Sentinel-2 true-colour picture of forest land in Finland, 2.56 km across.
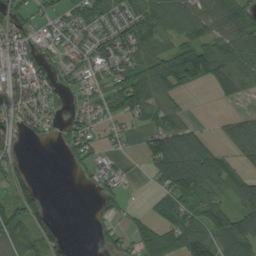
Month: August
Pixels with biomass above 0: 67%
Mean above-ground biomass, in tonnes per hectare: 58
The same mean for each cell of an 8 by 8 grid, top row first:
42 39 64 60 92 98 100 80
69 50 49 75 83 78 89 102
65 56 34 55 112 89 75 73
56 44 29 43 63 61 1 19
41 10 47 24 41 111 54 71
42 0 10 45 12 128 113 58
65 31 0 22 15 75 75 75
61 71 2 37 60 65 101 105
